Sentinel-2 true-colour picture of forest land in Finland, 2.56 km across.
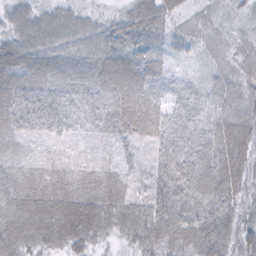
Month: February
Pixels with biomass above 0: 98%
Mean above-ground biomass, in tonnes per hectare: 47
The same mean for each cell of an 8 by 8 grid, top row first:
37 34 30 21 56 30 21 16
60 50 43 55 48 21 25 24
62 59 49 75 63 21 23 34
69 73 53 62 81 34 38 49
38 27 22 33 28 54 50 65
57 64 50 44 29 67 65 53
64 76 79 58 43 56 48 38
64 51 47 18 44 46 58 48
